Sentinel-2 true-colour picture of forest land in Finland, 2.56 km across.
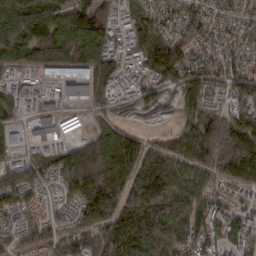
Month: February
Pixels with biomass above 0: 90%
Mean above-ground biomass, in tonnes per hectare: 111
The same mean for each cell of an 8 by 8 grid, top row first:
127 140 147 91 70 82 84 62
153 174 152 89 115 143 65 77
27 13 69 86 67 124 102 122
51 59 29 46 23 42 114 136
48 62 112 205 90 97 171 171
133 63 208 239 199 116 75 150
74 52 103 222 221 133 103 70
102 107 139 242 170 122 98 96
